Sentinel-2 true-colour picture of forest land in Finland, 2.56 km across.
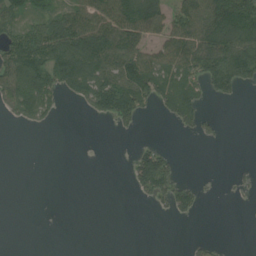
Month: August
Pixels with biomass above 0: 42%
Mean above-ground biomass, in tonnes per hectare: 51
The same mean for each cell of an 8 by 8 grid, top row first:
58 48 88 133 134 79 136 141
98 109 148 133 81 124 119 105
123 104 137 124 133 82 86 86
56 51 15 113 43 71 23 0
0 0 0 0 16 1 8 0
0 0 0 0 101 46 2 12
0 0 0 0 4 54 1 2
0 0 0 0 0 0 13 0
